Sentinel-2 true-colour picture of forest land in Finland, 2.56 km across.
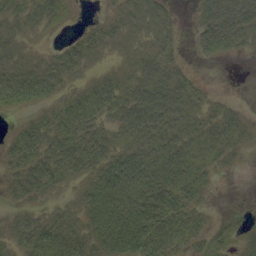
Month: September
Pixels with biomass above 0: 76%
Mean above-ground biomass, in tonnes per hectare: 33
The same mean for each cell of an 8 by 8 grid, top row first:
36 33 2 16 38 9 37 49
29 7 29 23 24 13 30 22
40 40 21 26 45 31 2 0
15 21 44 39 61 43 19 11
32 48 58 41 52 45 35 20
32 54 39 56 52 49 23 2
18 20 41 72 67 54 11 0
33 57 43 62 67 39 18 14
